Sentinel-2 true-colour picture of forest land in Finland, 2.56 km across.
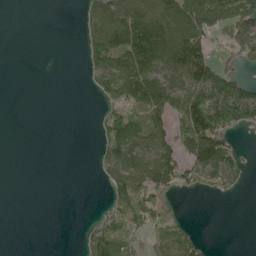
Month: May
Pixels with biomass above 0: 45%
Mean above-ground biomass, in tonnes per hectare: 53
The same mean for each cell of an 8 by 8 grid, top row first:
0 0 21 118 124 100 112 107
0 0 19 102 121 126 70 84
0 0 5 107 142 76 113 64
0 0 0 62 107 101 179 131
0 0 0 92 90 77 143 16
0 0 0 66 113 76 74 44
0 0 0 43 109 26 0 0
0 0 20 101 48 85 7 0
